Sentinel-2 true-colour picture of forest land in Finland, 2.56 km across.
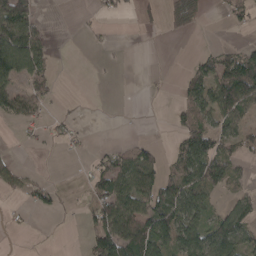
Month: April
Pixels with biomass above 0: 43%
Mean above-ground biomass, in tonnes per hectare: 42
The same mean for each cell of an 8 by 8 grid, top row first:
129 4 3 19 17 50 10 35
116 36 1 7 0 0 11 31
65 50 0 1 3 9 79 132
65 21 5 0 0 29 76 81
4 13 13 13 33 31 88 50
34 4 4 92 94 64 101 29
20 33 13 98 78 99 41 50
1 13 12 104 104 94 92 76
